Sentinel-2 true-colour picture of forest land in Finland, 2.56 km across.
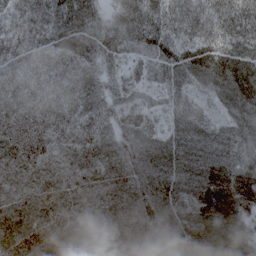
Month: May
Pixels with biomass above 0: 100%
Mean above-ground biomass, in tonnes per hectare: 60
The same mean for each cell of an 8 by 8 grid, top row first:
52 56 58 38 77 53 51 63
58 56 63 56 56 59 70 68
46 46 57 38 45 52 56 89
54 48 55 49 57 53 43 54
67 52 50 54 58 64 75 59
52 48 48 62 62 73 86 77
55 56 42 59 65 68 92 73
72 69 50 60 56 71 97 86
